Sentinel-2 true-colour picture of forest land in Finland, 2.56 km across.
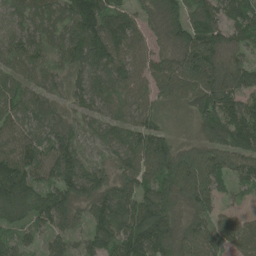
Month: June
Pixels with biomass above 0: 95%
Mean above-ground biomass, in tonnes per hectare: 105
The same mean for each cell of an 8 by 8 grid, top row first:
68 87 159 120 75 98 121 130
84 76 125 142 88 115 155 81
80 65 68 101 91 156 130 110
83 86 60 58 95 26 128 154
83 97 72 75 131 71 101 138
158 88 163 72 121 145 130 82
170 139 70 159 158 112 83 30
65 59 50 141 203 136 104 100
